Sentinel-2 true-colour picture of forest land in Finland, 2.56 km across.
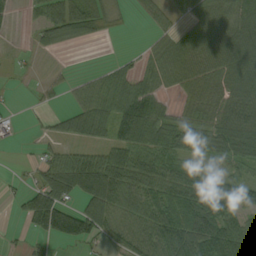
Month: September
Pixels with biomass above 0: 68%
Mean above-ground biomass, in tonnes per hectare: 53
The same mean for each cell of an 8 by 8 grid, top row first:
11 60 72 23 19 31 59 78
4 27 10 0 13 57 70 94
6 15 19 44 42 48 67 70
5 17 65 59 89 28 55 79
8 23 36 62 69 67 58 80
5 76 125 113 90 75 32 37
13 137 61 91 69 68 81 85
4 39 75 43 65 66 91 89
